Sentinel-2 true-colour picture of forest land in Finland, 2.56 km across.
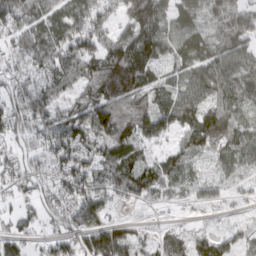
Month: March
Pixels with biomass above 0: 83%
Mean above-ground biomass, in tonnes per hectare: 63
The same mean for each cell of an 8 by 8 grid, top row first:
94 66 68 30 106 60 79 71
57 80 82 78 90 48 59 72
69 74 59 110 80 39 76 77
94 77 68 110 81 68 62 41
55 74 86 82 48 33 71 59
63 59 96 95 78 58 21 29
29 66 96 36 12 15 20 10
53 35 73 119 30 36 42 30
